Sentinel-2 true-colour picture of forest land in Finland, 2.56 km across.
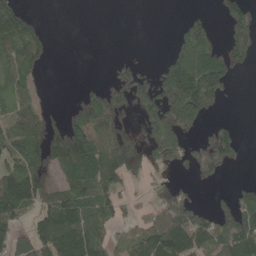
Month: May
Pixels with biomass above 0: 55%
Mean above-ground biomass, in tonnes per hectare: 79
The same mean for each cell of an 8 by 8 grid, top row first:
186 2 0 0 0 4 26 72
96 35 0 0 0 65 99 73
60 6 4 38 68 223 210 9
63 32 69 80 102 251 98 0
101 93 174 105 86 116 100 38
121 64 92 119 22 33 66 3
129 88 112 82 47 179 29 93
86 128 168 50 105 148 102 184
